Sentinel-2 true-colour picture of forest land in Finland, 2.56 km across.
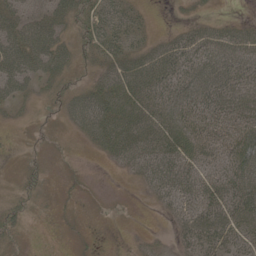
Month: May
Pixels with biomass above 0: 65%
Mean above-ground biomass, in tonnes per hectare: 25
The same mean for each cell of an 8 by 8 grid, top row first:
31 31 33 33 9 4 8 4
41 43 24 29 20 35 38 35
33 24 9 39 45 39 41 37
10 7 36 52 43 41 42 41
1 4 6 43 42 50 39 46
4 6 4 2 26 39 30 41
16 2 2 2 2 24 41 45
13 0 3 0 6 13 37 29
